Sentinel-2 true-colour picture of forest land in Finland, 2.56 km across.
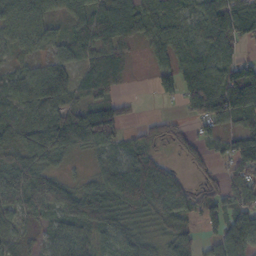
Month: October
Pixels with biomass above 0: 84%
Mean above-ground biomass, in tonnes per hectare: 68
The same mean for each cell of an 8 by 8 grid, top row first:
68 51 60 83 59 39 71 80
40 37 60 75 25 54 57 34
50 109 53 71 6 81 99 97
57 75 87 94 5 15 111 80
83 119 79 73 58 46 48 88
97 63 18 95 117 43 37 80
66 74 110 100 98 83 80 92
35 40 66 71 51 88 42 130
